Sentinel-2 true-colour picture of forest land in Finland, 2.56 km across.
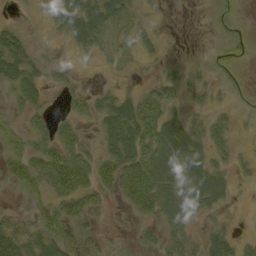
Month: September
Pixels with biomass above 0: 60%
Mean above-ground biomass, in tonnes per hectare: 31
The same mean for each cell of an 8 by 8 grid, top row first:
8 28 60 45 15 1 3 7
46 16 28 21 23 2 4 17
47 25 15 5 10 33 17 9
20 21 29 44 57 27 25 10
26 42 53 43 66 66 42 9
40 56 61 45 69 66 58 12
13 38 44 11 42 59 34 2
50 49 45 11 18 37 31 17
